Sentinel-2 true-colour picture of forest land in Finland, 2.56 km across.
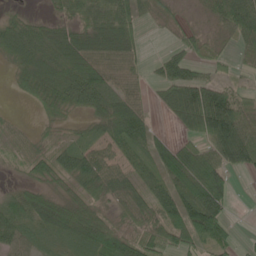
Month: June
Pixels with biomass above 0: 79%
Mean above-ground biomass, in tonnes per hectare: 62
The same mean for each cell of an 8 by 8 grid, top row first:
27 24 56 90 48 25 36 95
69 71 78 76 36 26 34 33
24 61 103 68 46 79 55 19
3 35 34 77 64 77 175 95
18 22 37 54 77 73 71 120
11 53 82 60 48 142 158 12
76 77 63 31 57 112 141 2
57 33 77 93 61 72 95 12
